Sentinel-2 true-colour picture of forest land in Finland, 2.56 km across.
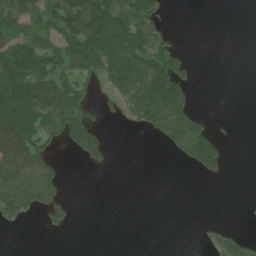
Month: July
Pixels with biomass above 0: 41%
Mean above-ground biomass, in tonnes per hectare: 50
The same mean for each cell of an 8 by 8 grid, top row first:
90 80 166 125 98 0 0 0
86 83 139 107 94 51 0 0
125 115 64 88 103 131 0 0
140 110 68 27 99 129 12 0
142 54 112 15 1 80 108 0
90 68 0 0 0 0 26 0
71 65 0 0 0 0 0 0
0 1 0 0 0 0 15 34
